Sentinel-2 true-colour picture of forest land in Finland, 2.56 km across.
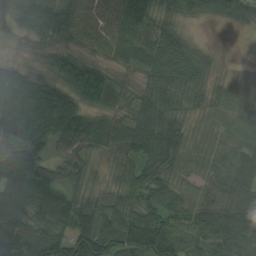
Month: August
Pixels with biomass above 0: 94%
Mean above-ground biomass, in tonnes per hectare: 75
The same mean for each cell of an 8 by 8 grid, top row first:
75 83 79 71 86 52 53 69
11 42 50 48 75 85 22 1
126 76 145 67 43 85 48 24
161 189 107 45 85 71 44 51
97 85 77 60 95 83 42 61
107 96 51 23 72 46 43 74
108 110 73 57 69 60 83 93
114 102 107 95 134 73 75 91
